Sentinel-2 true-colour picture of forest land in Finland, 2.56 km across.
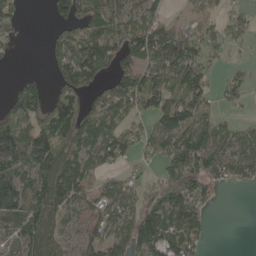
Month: May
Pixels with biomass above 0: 67%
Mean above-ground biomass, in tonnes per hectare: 80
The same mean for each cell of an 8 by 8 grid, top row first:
49 21 103 114 70 13 33 39
16 37 115 98 154 164 67 21
29 25 108 69 97 95 66 43
141 118 94 88 65 132 55 24
189 143 85 95 52 132 130 72
154 119 99 37 24 135 99 54
115 112 65 92 75 123 43 0
68 95 46 94 102 91 25 0
